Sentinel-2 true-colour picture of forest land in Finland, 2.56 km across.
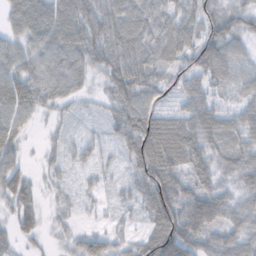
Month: November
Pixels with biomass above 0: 90%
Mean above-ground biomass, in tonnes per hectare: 47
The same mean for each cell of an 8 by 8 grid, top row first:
51 78 77 68 64 47 50 47
45 73 75 72 62 50 60 30
66 62 38 52 57 24 22 22
61 18 12 31 59 25 32 23
41 13 24 17 75 76 51 43
61 18 12 13 58 54 45 49
54 14 11 12 41 97 104 51
34 14 40 35 45 115 54 63
